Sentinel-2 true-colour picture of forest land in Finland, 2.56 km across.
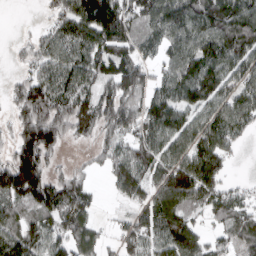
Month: March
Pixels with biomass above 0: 83%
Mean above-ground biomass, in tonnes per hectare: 93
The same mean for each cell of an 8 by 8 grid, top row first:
0 29 130 170 89 122 131 129
16 83 130 117 61 91 124 126
30 108 107 114 82 104 112 86
60 125 116 120 113 97 92 120
87 130 33 62 93 102 140 46
188 98 46 56 97 156 138 9
78 113 117 8 80 122 67 75
110 90 107 22 83 133 57 68
